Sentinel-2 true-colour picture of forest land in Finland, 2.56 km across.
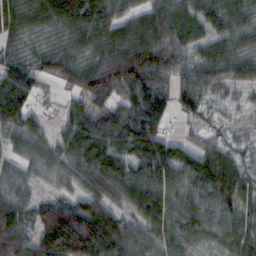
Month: October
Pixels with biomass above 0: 91%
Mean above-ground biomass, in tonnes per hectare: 77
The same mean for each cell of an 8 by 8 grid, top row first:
68 76 103 80 73 78 67 66
41 42 58 96 128 87 57 58
100 28 49 75 121 70 75 58
93 16 52 71 132 51 34 20
46 50 94 89 113 45 35 27
41 44 64 105 86 80 102 72
82 90 117 77 98 72 82 70
124 160 241 162 67 62 51 69
